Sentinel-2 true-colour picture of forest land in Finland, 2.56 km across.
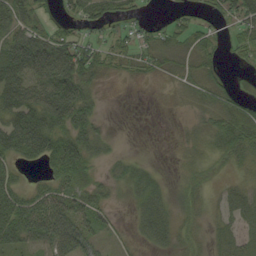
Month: September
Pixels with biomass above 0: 73%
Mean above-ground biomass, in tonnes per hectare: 33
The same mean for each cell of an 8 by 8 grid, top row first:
54 22 37 35 13 16 23 58
68 65 61 36 30 32 33 31
72 62 57 9 12 19 31 8
69 89 52 1 0 4 31 45
65 57 49 9 1 5 23 52
24 27 46 17 23 7 16 14
71 66 43 17 24 17 13 31
55 58 46 9 13 18 15 31
